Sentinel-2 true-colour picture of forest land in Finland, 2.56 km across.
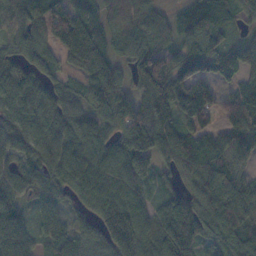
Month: November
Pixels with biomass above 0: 91%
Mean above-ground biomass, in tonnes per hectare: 86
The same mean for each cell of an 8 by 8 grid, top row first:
83 103 98 96 91 52 110 53
68 78 141 71 92 63 114 63
87 67 58 96 109 130 66 62
90 89 83 102 87 110 85 94
71 93 103 84 116 90 90 102
80 85 92 107 77 50 87 74
73 63 42 110 70 119 86 81
82 50 64 86 80 157 59 89
